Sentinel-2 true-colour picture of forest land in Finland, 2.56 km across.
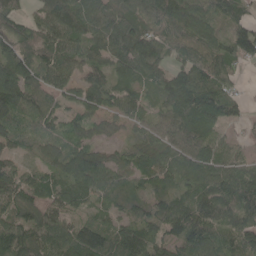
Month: May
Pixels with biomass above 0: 90%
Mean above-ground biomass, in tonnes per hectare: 95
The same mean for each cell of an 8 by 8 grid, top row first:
80 108 124 136 116 141 120 72
92 76 83 124 157 80 102 112
144 82 73 71 92 115 122 29
114 80 71 66 57 133 147 52
58 90 81 29 69 87 84 30
69 78 130 97 80 92 111 115
77 85 60 61 78 99 100 107
112 117 143 110 120 93 117 109
